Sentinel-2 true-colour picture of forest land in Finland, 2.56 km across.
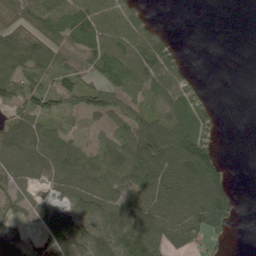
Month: June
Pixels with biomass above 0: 70%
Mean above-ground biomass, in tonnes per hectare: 67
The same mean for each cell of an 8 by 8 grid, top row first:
69 110 101 75 40 0 0 0
111 88 106 83 77 30 0 0
114 51 60 113 64 70 6 0
50 64 66 103 75 102 48 0
89 92 48 60 162 149 80 0
51 55 77 81 129 133 149 0
40 59 66 66 94 128 142 25
63 58 56 60 90 76 63 0
